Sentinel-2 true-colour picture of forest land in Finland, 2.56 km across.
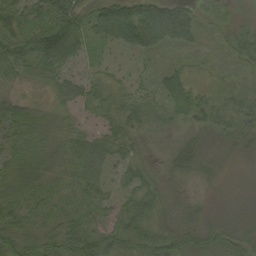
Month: September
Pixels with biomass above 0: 91%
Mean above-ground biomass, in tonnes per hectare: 36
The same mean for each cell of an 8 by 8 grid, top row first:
40 55 59 83 85 75 19 13
58 101 48 31 52 30 5 43
20 28 29 19 15 38 13 15
45 24 16 27 38 35 39 32
41 32 41 38 18 18 16 24
67 38 39 23 32 21 16 8
55 33 33 27 52 22 11 12
51 40 63 47 44 50 45 32
